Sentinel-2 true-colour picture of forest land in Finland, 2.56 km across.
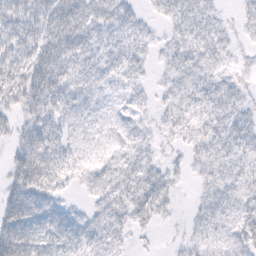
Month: February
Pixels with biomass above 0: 85%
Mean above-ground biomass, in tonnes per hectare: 27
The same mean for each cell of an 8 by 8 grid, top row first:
36 40 49 42 15 33 25 12
37 38 37 30 21 27 32 12
34 47 33 25 15 28 24 15
21 38 24 13 14 28 28 20
23 39 17 16 18 15 30 26
33 49 20 28 36 15 22 24
46 30 10 32 40 9 21 24
54 36 26 25 5 6 24 28
